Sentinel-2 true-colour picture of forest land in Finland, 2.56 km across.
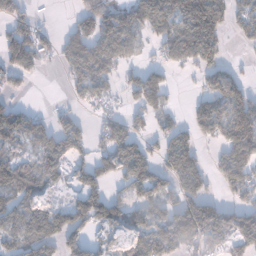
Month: January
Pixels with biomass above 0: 63%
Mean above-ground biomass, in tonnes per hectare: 74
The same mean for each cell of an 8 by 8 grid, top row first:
74 5 60 92 127 125 210 54
94 34 111 115 39 106 138 14
40 1 74 54 88 11 71 56
53 19 23 30 62 24 89 115
54 90 77 98 57 95 31 124
109 94 51 59 119 81 47 95
74 55 91 87 85 81 92 62
81 99 60 34 92 108 100 61
